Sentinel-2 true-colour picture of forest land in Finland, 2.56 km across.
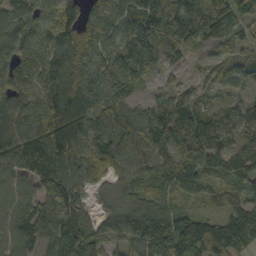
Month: October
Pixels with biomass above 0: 92%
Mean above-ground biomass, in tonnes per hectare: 92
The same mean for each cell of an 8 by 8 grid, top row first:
89 77 115 104 127 120 127 73
110 104 167 99 108 72 32 41
86 116 128 78 43 24 38 49
95 118 135 86 48 88 54 56
125 163 113 86 72 91 113 75
100 133 93 50 67 98 88 89
128 112 90 54 90 60 34 81
113 93 154 60 135 132 109 85
